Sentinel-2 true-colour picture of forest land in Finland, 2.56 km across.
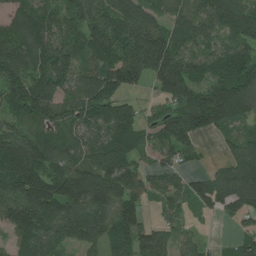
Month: July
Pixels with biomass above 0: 87%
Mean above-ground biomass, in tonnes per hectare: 118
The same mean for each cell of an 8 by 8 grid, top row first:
81 95 114 139 118 108 129 136
135 121 87 136 243 135 73 94
133 150 95 140 108 232 94 157
89 114 98 119 51 122 247 137
174 111 87 142 52 133 15 109
195 182 178 173 75 57 55 159
164 199 162 148 57 62 56 97
67 112 114 104 117 62 18 69
